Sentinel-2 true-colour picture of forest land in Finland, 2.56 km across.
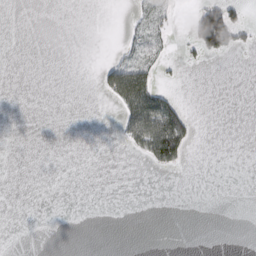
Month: February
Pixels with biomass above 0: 11%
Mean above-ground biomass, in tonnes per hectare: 10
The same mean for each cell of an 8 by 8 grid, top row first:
0 0 0 0 10 8 94 20
0 0 0 3 17 3 71 22
0 0 0 45 61 2 0 0
0 0 0 3 103 53 0 0
0 0 0 1 50 77 0 0
0 0 0 0 0 1 0 0
0 0 0 0 0 0 0 0
0 0 0 0 0 0 0 0
